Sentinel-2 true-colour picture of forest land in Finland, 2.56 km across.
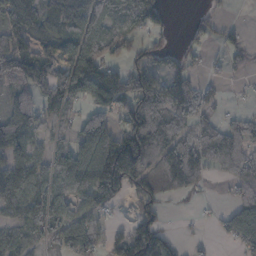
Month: November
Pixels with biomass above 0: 69%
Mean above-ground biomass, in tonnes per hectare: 79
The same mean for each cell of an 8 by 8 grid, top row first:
122 81 85 48 99 4 32 0
130 68 91 59 53 24 27 52
125 140 173 150 108 102 41 11
109 59 45 98 149 106 76 21
95 49 118 165 197 89 81 72
77 71 117 228 119 134 33 62
67 87 43 32 48 5 7 67
60 59 84 52 171 23 6 69
